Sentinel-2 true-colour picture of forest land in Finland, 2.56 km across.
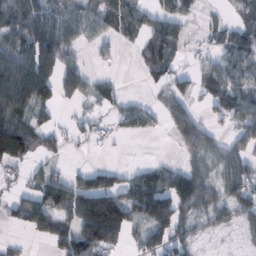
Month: February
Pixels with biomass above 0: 63%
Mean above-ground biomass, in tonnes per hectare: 62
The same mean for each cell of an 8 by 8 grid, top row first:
114 81 70 82 62 61 6 40
78 116 32 16 58 52 16 75
180 129 87 20 18 50 67 73
113 29 17 26 37 84 30 87
132 51 17 20 0 37 56 54
26 52 34 41 62 71 49 80
38 91 131 207 106 86 48 55
10 35 116 123 56 64 8 12
